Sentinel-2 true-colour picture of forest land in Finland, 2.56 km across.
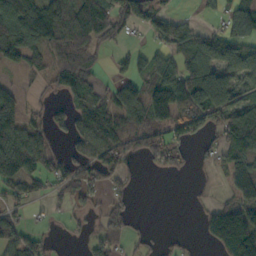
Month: October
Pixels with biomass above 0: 62%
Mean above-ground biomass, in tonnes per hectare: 76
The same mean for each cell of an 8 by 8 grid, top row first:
138 138 146 105 69 44 21 97
129 99 106 31 35 79 103 85
20 36 90 37 72 132 143 86
102 38 81 100 120 132 159 130
137 42 62 123 83 75 32 138
116 67 71 73 12 21 8 98
49 25 42 56 0 0 41 108
91 28 21 69 26 12 44 178
